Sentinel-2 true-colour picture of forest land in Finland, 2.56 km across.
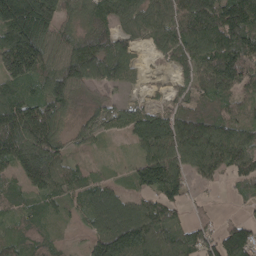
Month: April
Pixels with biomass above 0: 88%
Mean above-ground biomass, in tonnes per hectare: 100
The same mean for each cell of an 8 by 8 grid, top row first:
195 169 73 118 104 133 164 188
200 100 105 103 42 121 146 171
119 110 97 57 17 44 109 140
140 116 26 63 106 102 85 64
156 140 35 9 108 141 144 128
66 139 66 23 119 107 61 77
63 53 59 155 100 62 14 18
72 55 19 175 159 99 84 143
